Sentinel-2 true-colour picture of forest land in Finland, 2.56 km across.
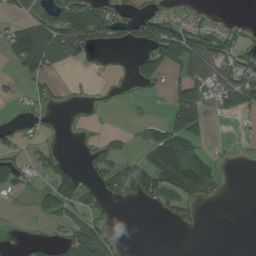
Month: August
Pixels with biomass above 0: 41%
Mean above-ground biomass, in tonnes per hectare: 39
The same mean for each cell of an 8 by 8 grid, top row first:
21 68 112 68 62 36 10 1
67 102 77 23 50 114 89 55
14 27 5 9 23 37 61 92
8 13 5 3 5 82 32 38
27 16 8 29 34 101 16 4
44 37 40 65 98 148 102 0
3 36 44 16 12 55 6 0
6 23 68 27 0 0 0 0
